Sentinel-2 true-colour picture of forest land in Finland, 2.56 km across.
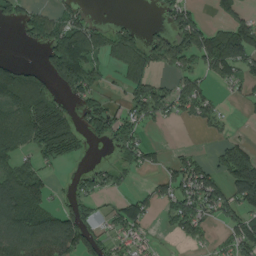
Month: August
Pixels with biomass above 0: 55%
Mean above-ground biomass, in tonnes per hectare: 72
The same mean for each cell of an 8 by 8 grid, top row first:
58 81 60 10 1 81 19 60
4 99 168 84 90 100 139 154
183 74 112 20 87 58 45 63
128 114 59 66 85 52 52 6
74 94 33 67 67 5 9 45
105 40 29 41 15 82 85 144
164 71 60 35 54 82 79 84
111 175 129 51 37 22 24 101
